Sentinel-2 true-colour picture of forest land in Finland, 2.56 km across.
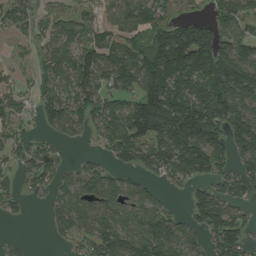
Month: August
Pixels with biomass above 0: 72%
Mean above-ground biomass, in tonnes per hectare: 98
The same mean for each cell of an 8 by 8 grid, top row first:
97 52 51 55 104 47 49 86
14 77 100 90 120 234 164 111
29 96 143 96 158 150 178 187
61 99 113 98 189 222 186 139
68 46 19 100 136 186 174 108
49 84 86 59 50 81 80 102
32 41 94 81 106 19 154 68
13 11 62 130 135 131 72 105
